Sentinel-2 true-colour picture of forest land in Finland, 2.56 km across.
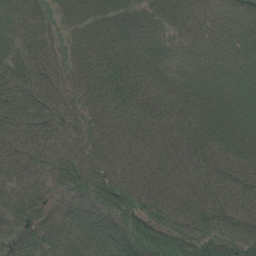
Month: July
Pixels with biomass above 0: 98%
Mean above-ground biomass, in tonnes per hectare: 65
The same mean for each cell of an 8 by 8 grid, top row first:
54 38 48 58 49 39 27 29
44 53 46 69 55 28 27 29
67 79 45 75 71 47 37 30
78 83 56 78 82 73 60 41
76 87 65 75 76 64 73 60
72 62 98 82 78 78 83 84
78 48 60 87 79 88 101 83
61 60 60 116 85 77 86 84
